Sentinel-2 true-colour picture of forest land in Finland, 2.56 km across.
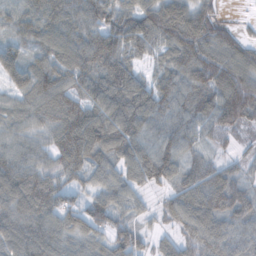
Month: November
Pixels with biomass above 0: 93%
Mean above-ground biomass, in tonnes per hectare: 83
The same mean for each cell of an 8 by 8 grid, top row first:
82 109 94 95 112 114 73 8
76 88 104 122 70 104 100 70
71 105 81 125 52 81 103 103
67 92 110 113 112 80 85 117
60 61 133 96 77 76 44 23
110 83 56 65 82 72 87 50
98 105 73 88 27 61 100 84
100 101 71 79 36 45 75 61
